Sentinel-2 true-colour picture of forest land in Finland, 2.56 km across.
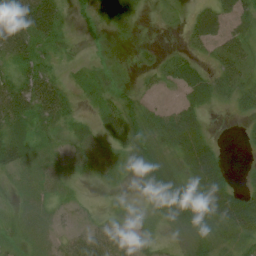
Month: July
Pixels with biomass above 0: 81%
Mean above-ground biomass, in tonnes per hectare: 31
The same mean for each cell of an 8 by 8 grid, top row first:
72 67 17 38 5 8 34 33
50 26 8 7 7 7 26 40
37 49 15 16 12 39 44 41
69 58 14 34 36 35 19 18
45 20 26 29 35 49 35 5
25 29 15 23 25 40 78 6
17 23 9 14 15 56 66 75
20 26 32 29 23 11 47 38
